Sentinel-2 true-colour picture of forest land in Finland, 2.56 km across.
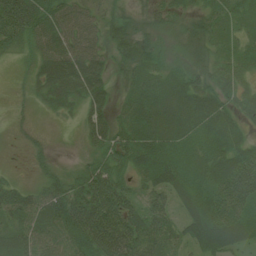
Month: July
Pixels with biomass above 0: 91%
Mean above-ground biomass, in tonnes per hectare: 49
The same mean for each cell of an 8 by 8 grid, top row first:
123 67 45 30 17 25 36 26
38 56 60 38 39 19 36 25
8 63 72 30 51 42 31 26
11 16 28 41 65 71 49 27
7 13 16 65 66 54 41 31
11 30 43 72 42 58 51 96
79 70 89 108 58 37 73 74
59 55 68 105 79 44 76 46
